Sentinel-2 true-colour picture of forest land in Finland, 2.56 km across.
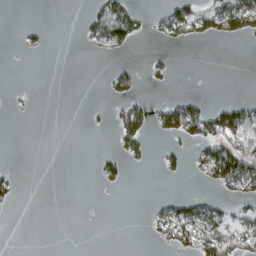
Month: March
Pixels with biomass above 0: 23%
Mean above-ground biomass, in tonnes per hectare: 24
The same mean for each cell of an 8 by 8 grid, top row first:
0 0 6 85 21 68 84 113
3 5 3 43 2 14 2 2
0 0 0 32 18 8 0 0
1 0 0 18 38 81 51 71
0 0 0 11 36 20 67 95
10 0 0 22 0 10 48 146
5 0 0 0 2 44 45 44
0 0 0 0 3 43 65 66
